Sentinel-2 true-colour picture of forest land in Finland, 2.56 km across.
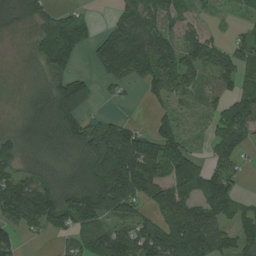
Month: August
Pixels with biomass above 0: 78%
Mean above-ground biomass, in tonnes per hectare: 75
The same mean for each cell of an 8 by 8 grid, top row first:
72 51 32 25 91 55 15 14
13 104 67 129 141 75 79 54
14 81 65 64 86 64 42 64
18 97 81 12 4 43 35 88
66 77 113 195 107 78 24 56
67 45 87 187 170 112 80 28
124 122 111 120 49 114 98 53
46 15 45 99 119 135 109 81
